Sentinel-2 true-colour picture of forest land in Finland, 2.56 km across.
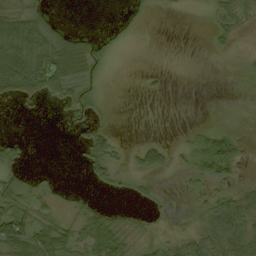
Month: September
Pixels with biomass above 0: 43%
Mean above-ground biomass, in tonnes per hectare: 23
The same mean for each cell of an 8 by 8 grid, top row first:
68 28 0 1 6 2 7 20
90 79 70 13 0 0 3 3
88 84 52 2 3 0 0 1
0 1 25 2 0 0 0 0
16 0 13 26 9 7 41 19
28 9 2 18 13 5 36 13
43 27 20 13 7 1 25 50
63 64 47 69 18 23 51 55
